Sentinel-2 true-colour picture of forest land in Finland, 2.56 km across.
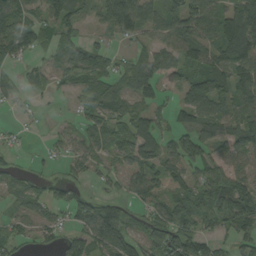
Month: August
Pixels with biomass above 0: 71%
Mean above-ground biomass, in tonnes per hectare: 60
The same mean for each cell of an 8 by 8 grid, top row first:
86 62 55 86 84 69 83 143
102 36 66 24 34 73 68 137
32 34 65 61 77 41 88 104
11 3 30 51 54 38 74 79
10 11 43 59 95 55 51 80
27 22 25 33 86 88 68 61
24 53 59 51 45 73 67 123
37 20 54 105 59 100 53 47
